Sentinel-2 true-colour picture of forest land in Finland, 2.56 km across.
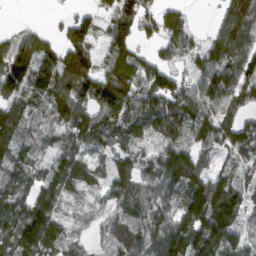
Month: March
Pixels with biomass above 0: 86%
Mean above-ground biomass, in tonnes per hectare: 91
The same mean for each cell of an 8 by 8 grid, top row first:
1 7 45 95 116 56 5 183
98 73 111 89 33 83 88 135
127 133 176 131 112 91 102 129
88 66 124 131 137 135 104 82
81 41 66 57 48 79 80 133
63 69 71 90 82 121 74 54
76 107 23 57 91 88 166 89
114 127 39 55 104 138 134 88
